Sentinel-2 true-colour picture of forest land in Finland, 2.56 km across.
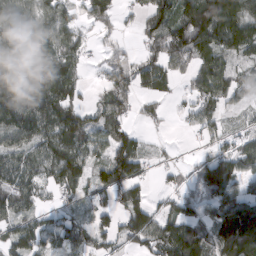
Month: March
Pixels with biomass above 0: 75%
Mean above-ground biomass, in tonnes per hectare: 76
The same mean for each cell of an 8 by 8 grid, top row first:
103 85 41 76 68 112 157 112
66 73 57 29 66 126 93 73
103 141 52 92 66 44 111 35
106 117 76 81 32 10 55 22
80 98 90 96 33 5 28 44
93 66 96 113 50 25 125 81
71 32 29 56 76 47 57 137
76 55 63 54 95 126 118 178
